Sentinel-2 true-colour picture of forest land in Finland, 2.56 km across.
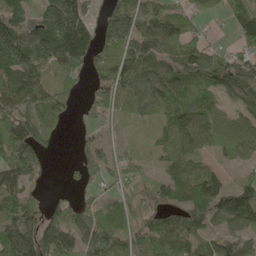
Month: May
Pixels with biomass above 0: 82%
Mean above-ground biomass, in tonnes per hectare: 84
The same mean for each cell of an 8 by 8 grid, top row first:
88 124 145 108 130 70 23 64
195 144 173 125 101 68 67 45
91 79 56 121 107 101 74 105
104 130 28 47 45 93 79 60
125 62 32 41 14 96 48 65
88 16 41 43 32 77 94 28
99 58 66 53 50 74 96 170
193 138 80 64 73 129 45 76
